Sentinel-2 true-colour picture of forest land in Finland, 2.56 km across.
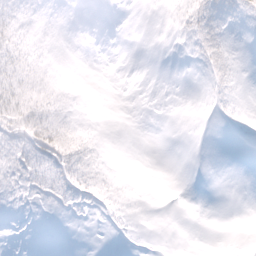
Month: February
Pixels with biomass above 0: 32%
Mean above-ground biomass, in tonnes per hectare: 5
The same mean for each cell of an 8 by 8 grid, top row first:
8 2 0 0 0 5 13 7
17 3 0 0 0 1 15 1
26 15 4 0 0 0 9 3
27 23 6 0 0 0 2 4
14 39 24 1 0 0 0 0
9 13 21 7 1 0 0 0
2 2 6 9 1 0 0 0
0 0 0 1 0 0 0 0
